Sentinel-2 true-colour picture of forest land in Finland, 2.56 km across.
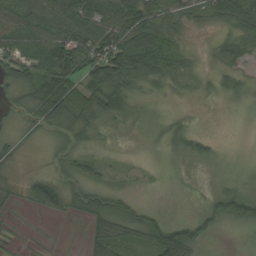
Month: August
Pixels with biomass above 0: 72%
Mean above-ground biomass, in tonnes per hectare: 36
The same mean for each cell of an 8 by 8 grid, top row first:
55 69 78 72 76 53 40 71
57 73 89 96 80 38 10 39
45 58 60 83 52 32 18 35
24 69 68 46 8 9 2 5
21 19 35 7 5 20 12 0
11 30 37 17 8 1 1 7
9 37 35 56 25 0 22 57
4 1 4 59 46 79 20 7
